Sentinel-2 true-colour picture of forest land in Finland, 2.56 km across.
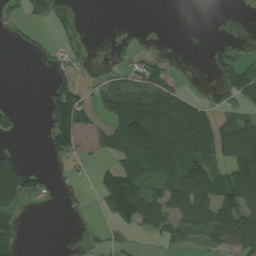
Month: August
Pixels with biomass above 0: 44%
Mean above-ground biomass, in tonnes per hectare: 52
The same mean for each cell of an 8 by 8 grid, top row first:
31 35 5 0 0 0 0 1
12 16 19 8 24 2 19 23
0 12 36 45 66 20 7 101
9 72 104 93 172 116 45 32
4 48 53 74 149 132 80 145
118 26 7 100 82 91 101 123
60 8 14 102 127 81 93 98
46 0 6 11 11 45 55 104
